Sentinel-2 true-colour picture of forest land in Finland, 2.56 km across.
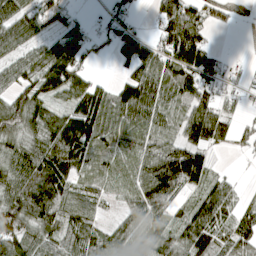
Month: April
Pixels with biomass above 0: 80%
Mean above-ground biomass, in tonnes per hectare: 72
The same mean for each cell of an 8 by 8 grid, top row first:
79 73 22 42 8 118 63 18
62 66 83 54 89 134 59 4
68 110 77 31 110 79 81 29
94 79 119 102 108 44 79 23
69 92 113 54 60 59 78 31
82 119 68 35 73 154 61 10
100 98 78 16 94 46 108 58
106 77 83 73 91 79 81 82
